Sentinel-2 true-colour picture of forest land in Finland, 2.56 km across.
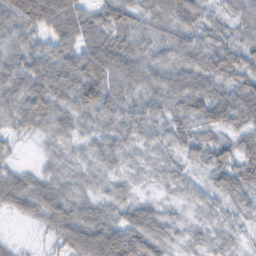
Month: February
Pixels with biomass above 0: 91%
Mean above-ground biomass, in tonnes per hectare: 41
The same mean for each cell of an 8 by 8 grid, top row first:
73 94 60 48 30 50 30 46
42 38 56 62 30 51 56 48
60 63 57 60 46 50 57 51
46 44 37 41 39 37 54 66
11 12 20 33 21 25 44 40
40 26 20 18 9 18 35 54
39 56 35 26 31 12 25 25
6 14 76 90 68 18 25 13
